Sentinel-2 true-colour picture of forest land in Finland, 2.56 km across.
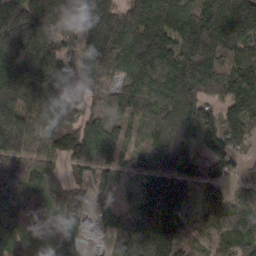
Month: March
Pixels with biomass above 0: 92%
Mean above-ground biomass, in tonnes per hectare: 120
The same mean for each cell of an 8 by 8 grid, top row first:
158 160 135 102 129 144 186 190
257 154 85 116 195 175 201 129
187 156 90 54 116 182 163 116
172 96 66 58 94 180 102 124
109 77 119 99 54 133 82 70
122 71 47 62 132 172 91 41
140 113 90 59 152 142 106 80
155 107 62 48 190 122 72 114
